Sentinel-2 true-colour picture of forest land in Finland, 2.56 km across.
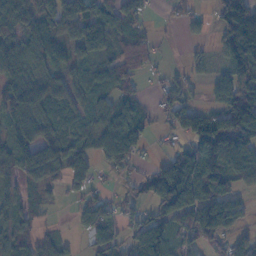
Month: November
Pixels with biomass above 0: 74%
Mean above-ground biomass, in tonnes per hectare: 78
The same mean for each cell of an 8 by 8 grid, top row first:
95 95 119 76 42 18 21 237
84 74 72 56 48 3 23 252
75 74 48 65 24 33 32 136
94 64 53 67 30 81 59 180
95 83 50 115 47 42 204 169
76 37 74 29 69 202 131 77
51 13 50 48 57 129 146 64
70 42 22 52 126 71 86 44
